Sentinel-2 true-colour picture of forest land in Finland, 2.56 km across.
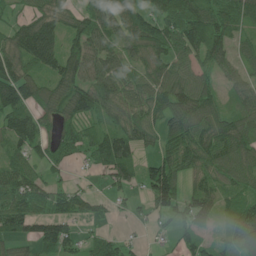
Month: June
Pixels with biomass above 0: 80%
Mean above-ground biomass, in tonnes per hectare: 78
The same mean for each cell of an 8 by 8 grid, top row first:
37 103 75 96 90 107 113 79
137 173 94 77 114 112 140 40
128 82 101 94 82 89 49 52
108 70 90 68 93 130 112 65
67 62 59 119 63 87 115 98
80 35 7 70 61 105 73 74
94 63 49 31 22 75 64 54
53 93 47 50 11 35 35 65
